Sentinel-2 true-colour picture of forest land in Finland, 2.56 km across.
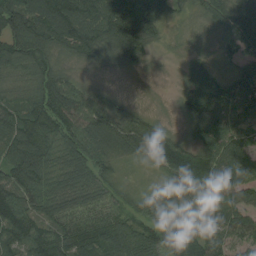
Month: August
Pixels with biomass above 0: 94%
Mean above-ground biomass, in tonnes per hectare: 84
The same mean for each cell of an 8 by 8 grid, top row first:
143 133 125 127 147 37 67 95
124 112 106 97 107 13 23 75
69 92 37 16 8 10 73 78
85 113 98 72 33 21 106 82
115 92 104 104 105 64 82 72
100 83 99 55 13 88 114 97
104 87 72 61 65 115 91 91
116 102 111 100 96 98 87 69
